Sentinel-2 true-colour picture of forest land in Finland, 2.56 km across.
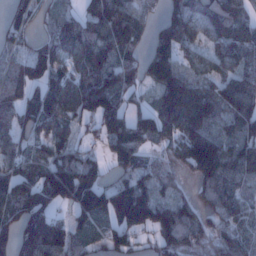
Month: January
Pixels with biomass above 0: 84%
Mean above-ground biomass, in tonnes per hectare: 104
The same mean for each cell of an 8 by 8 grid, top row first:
62 42 73 146 71 120 104 80
60 85 107 128 63 138 69 108
109 105 109 120 86 151 73 98
110 114 112 125 70 150 115 111
92 85 54 101 79 91 159 101
107 137 162 60 86 49 110 76
129 115 126 170 191 114 69 82
135 207 74 82 48 132 77 113
